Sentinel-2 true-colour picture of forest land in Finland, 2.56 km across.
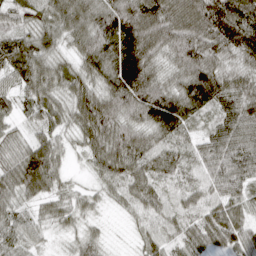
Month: April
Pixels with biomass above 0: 95%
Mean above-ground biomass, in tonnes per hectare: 73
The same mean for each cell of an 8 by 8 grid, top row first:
55 64 85 111 129 104 164 131
102 65 66 103 125 102 117 136
65 75 64 88 115 60 125 64
38 61 72 91 87 111 59 87
43 67 41 99 65 61 60 89
80 90 11 63 65 49 53 70
50 39 45 16 45 40 60 52
63 22 46 9 39 46 78 71
